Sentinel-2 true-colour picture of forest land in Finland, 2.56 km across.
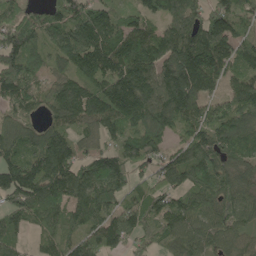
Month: May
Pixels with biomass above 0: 90%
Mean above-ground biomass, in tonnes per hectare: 126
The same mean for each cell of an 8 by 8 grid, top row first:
102 100 140 99 89 110 128 95
176 93 187 181 173 180 188 101
170 71 120 163 153 200 154 108
101 76 141 149 152 152 111 135
118 162 72 79 142 62 139 127
157 193 153 168 64 118 137 100
120 163 128 108 151 130 117 122
64 82 125 119 84 109 87 85
